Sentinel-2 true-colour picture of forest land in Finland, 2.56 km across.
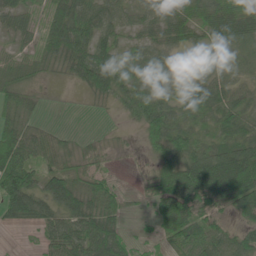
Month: June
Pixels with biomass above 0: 83%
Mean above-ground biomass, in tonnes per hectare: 49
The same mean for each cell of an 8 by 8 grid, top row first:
39 56 83 44 30 44 59 67
23 62 71 49 34 29 32 29
36 14 45 77 42 31 41 26
61 5 1 9 63 41 38 37
89 54 16 11 28 63 34 45
104 55 40 19 12 122 138 133
63 48 65 56 10 116 53 77
1 34 62 67 17 62 68 48
